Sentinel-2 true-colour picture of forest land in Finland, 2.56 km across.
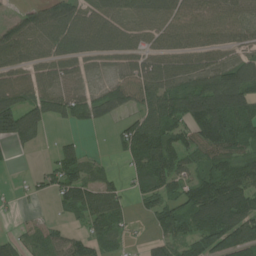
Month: July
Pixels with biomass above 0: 76%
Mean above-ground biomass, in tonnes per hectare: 79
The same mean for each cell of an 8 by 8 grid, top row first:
28 74 80 83 86 89 88 71
85 70 79 73 75 70 76 65
79 74 51 41 96 89 87 118
151 77 59 60 66 119 199 156
72 11 38 17 124 95 128 109
6 52 93 29 82 89 94 111
14 4 91 88 34 81 152 130
41 52 66 54 22 83 128 130
